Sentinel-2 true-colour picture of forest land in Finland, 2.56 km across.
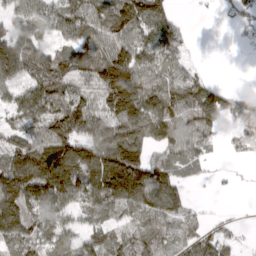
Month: April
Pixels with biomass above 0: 78%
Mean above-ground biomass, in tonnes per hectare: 99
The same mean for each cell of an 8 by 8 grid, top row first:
103 94 111 122 152 37 6 38
161 89 75 105 118 64 0 8
106 139 92 165 119 94 54 0
109 124 142 123 157 137 153 94
96 161 130 179 119 118 56 39
192 205 142 203 162 80 18 5
169 113 82 102 116 97 12 4
124 95 73 74 78 68 97 28
